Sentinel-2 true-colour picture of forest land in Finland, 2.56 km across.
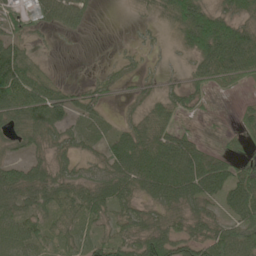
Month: June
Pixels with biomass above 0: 76%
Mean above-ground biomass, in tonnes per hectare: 53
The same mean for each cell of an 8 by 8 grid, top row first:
31 45 42 0 17 64 71 46
63 8 2 3 17 17 101 116
126 54 6 23 17 11 59 46
82 94 42 12 36 50 8 25
36 52 47 53 78 83 21 22
66 71 48 78 96 111 105 73
60 69 82 66 46 62 41 80
71 53 47 60 79 76 77 81
